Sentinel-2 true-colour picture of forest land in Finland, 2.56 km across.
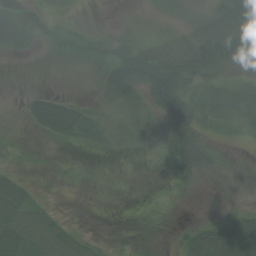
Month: July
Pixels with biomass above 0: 63%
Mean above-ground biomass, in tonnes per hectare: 28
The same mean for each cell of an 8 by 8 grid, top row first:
61 22 8 2 8 13 27 75
26 15 30 34 46 52 65 63
3 4 3 47 52 83 41 28
6 56 40 37 41 74 39 43
15 7 16 25 29 71 22 6
22 4 0 0 0 32 9 0
66 14 0 0 1 3 1 13
78 54 22 2 2 10 47 73
